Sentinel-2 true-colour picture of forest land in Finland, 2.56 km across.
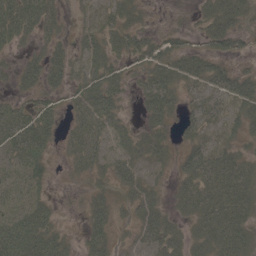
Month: May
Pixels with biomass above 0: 78%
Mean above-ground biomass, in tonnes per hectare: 35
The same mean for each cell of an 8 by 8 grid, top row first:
49 36 16 35 16 4 39 49
17 31 27 32 38 34 34 22
27 41 29 38 36 41 51 45
32 32 42 42 28 24 46 44
41 27 47 33 40 23 42 29
23 15 18 39 34 28 61 55
26 22 14 37 47 22 54 52
51 41 21 31 41 40 47 51
